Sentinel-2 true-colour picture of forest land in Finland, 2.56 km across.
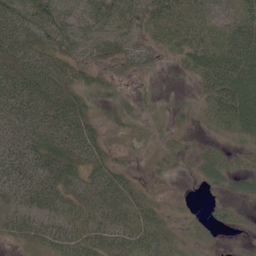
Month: June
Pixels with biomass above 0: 83%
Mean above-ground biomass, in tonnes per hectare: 38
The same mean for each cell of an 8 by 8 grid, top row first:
57 73 38 55 37 37 30 39
44 43 43 36 28 25 43 73
58 63 35 28 9 7 48 59
64 57 46 33 13 15 28 62
62 53 58 11 10 12 16 19
72 61 48 50 8 6 31 32
48 52 42 60 38 7 10 13
26 48 60 56 48 27 12 7
